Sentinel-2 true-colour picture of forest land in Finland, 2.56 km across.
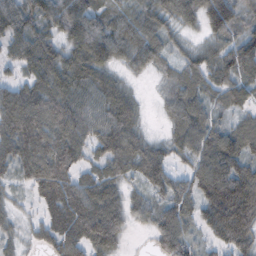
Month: November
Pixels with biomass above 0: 90%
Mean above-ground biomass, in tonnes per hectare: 68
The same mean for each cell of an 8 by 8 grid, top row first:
86 79 84 50 63 65 101 63
63 84 87 85 74 27 33 90
38 94 86 49 10 45 59 68
119 102 85 87 23 61 61 41
94 94 66 90 60 54 93 74
41 114 48 61 69 46 111 96
19 47 82 90 40 77 80 120
23 39 80 79 3 98 34 84
